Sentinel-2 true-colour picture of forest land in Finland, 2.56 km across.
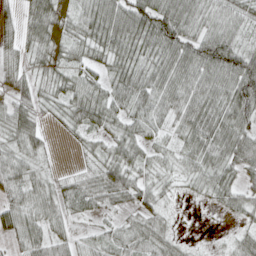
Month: April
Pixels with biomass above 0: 87%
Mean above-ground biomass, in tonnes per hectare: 41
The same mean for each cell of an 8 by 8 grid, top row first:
24 48 37 63 70 64 46 43
34 38 37 50 53 68 72 51
42 31 39 39 49 59 63 83
54 21 52 47 45 52 61 65
36 18 16 34 34 26 60 58
50 20 24 62 28 22 41 38
56 36 29 28 38 8 7 36
36 51 27 33 38 19 3 30
